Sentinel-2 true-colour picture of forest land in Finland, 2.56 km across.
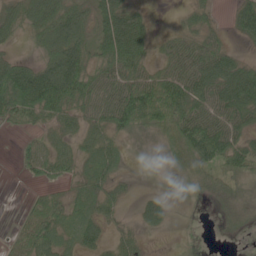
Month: June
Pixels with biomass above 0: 71%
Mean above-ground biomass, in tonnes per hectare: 46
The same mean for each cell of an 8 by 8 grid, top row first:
44 82 52 79 32 7 25 52
14 50 63 87 54 47 59 14
105 103 88 67 73 83 86 104
67 65 53 82 122 89 70 75
12 26 32 36 2 41 98 57
5 28 29 35 0 7 36 37
3 62 36 27 31 7 6 25
33 66 43 22 16 6 1 5
